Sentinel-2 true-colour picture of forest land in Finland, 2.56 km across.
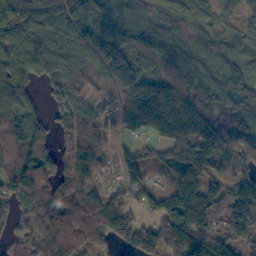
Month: November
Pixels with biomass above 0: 90%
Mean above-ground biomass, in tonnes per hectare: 108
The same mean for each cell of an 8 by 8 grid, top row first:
117 97 125 106 89 116 56 38
106 112 117 169 106 98 90 70
67 65 93 139 127 122 98 127
105 37 100 123 218 207 109 94
104 52 135 46 47 136 180 109
113 96 137 31 59 92 107 77
79 122 148 138 66 132 152 162
43 100 144 78 137 191 153 104
